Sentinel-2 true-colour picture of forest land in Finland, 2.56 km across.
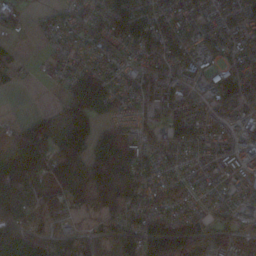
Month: November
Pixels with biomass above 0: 85%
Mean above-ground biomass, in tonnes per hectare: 80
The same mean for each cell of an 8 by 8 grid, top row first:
38 21 38 103 87 74 55 86
13 18 40 66 86 85 61 83
18 13 117 61 78 97 61 92
2 27 163 72 49 112 80 89
67 99 113 107 73 82 79 112
166 78 108 140 77 56 65 79
126 75 53 112 92 59 49 65
129 94 77 87 166 175 118 79
